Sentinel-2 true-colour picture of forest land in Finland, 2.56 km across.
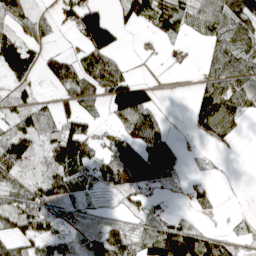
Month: April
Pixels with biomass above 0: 64%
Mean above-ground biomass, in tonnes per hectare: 57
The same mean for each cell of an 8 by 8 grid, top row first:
61 17 112 37 74 88 74 102
64 20 43 74 3 18 32 89
45 36 113 114 29 0 54 81
57 36 70 63 110 0 123 70
128 65 134 56 59 20 26 7
66 77 91 54 97 26 10 0
94 101 32 6 25 7 21 2
64 57 27 74 67 175 74 20
